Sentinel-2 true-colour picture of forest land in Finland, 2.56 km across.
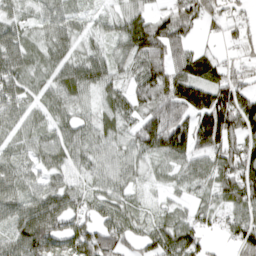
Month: April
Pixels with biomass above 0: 87%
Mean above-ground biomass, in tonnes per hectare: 81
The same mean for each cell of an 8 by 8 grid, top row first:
39 53 34 39 74 117 87 41
83 58 45 40 150 124 30 44
77 53 98 70 127 145 114 71
65 51 41 63 98 142 181 158
53 59 72 56 103 151 140 117
64 52 39 55 32 41 68 138
70 110 72 69 32 37 52 84
77 142 132 128 63 128 42 82
